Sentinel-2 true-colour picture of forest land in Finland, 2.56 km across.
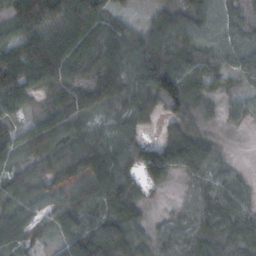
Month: October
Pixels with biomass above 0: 90%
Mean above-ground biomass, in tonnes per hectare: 65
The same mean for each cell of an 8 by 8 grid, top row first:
86 116 132 57 20 72 64 31
89 129 100 88 102 100 55 39
110 78 62 108 83 98 49 34
43 69 82 51 63 53 20 28
60 80 83 71 63 86 38 1
56 79 83 95 70 40 38 22
69 45 73 82 24 8 37 48
73 28 112 122 44 27 59 60
